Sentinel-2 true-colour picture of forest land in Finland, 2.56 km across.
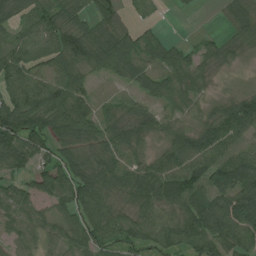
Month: July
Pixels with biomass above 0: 86%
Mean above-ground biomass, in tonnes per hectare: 75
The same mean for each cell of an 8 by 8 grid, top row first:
72 77 65 87 11 5 1 64
81 79 133 112 69 57 47 50
91 75 68 36 78 82 48 9
146 115 132 46 57 43 35 101
131 84 85 81 48 74 93 62
65 91 107 74 72 106 110 141
65 42 98 55 57 63 135 140
46 46 68 59 66 67 100 101
